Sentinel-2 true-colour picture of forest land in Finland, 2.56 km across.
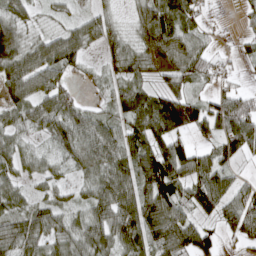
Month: April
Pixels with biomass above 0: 82%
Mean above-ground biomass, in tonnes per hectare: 60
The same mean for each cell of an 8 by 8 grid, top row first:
62 18 27 29 61 81 15 15
103 86 70 43 61 76 28 19
85 79 13 32 38 52 38 13
53 72 53 40 97 148 78 92
42 27 73 71 74 79 30 80
42 37 30 82 95 92 90 30
47 53 36 92 98 70 67 84
84 56 70 78 75 103 60 42
